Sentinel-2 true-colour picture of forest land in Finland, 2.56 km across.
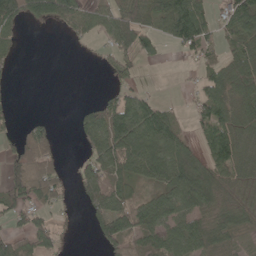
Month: May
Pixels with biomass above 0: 62%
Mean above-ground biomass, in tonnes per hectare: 62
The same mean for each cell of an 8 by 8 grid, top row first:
108 110 80 71 75 135 56 105
28 0 7 53 54 38 48 75
8 0 0 29 11 2 51 111
12 2 30 106 100 21 64 60
44 59 35 132 134 94 62 71
84 85 53 99 83 106 83 54
66 64 21 100 91 93 62 58
52 64 2 85 63 82 78 32
